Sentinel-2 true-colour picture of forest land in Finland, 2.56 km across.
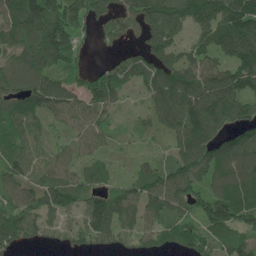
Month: May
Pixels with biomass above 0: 85%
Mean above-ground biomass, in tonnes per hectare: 101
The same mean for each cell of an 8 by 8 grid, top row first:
142 186 122 91 125 134 132 166
111 173 55 30 69 80 87 122
96 101 59 104 85 130 123 130
106 84 88 56 40 142 165 101
82 56 61 32 21 76 125 108
108 97 82 45 104 140 103 125
113 126 94 147 116 115 126 140
102 52 77 89 79 89 104 96
